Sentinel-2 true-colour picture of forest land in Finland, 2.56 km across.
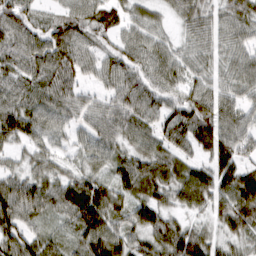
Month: March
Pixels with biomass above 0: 91%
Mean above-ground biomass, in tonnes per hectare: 65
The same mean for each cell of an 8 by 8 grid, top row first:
76 38 65 62 50 37 55 71
71 87 67 42 68 44 54 57
64 82 49 57 61 60 51 63
85 71 53 65 68 78 80 68
47 43 35 59 56 62 77 73
50 58 61 54 81 68 71 97
95 66 131 73 54 44 54 100
80 54 59 83 61 93 60 53
